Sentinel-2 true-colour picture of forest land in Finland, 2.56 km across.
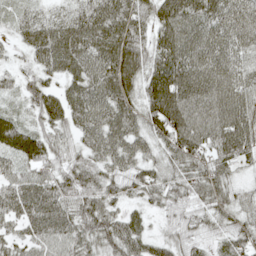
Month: May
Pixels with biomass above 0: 94%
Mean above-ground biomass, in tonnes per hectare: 62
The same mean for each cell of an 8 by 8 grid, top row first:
25 42 60 80 60 89 78 75
23 77 75 78 55 78 87 70
32 40 66 91 52 86 96 76
31 74 74 85 57 84 93 98
74 65 47 81 49 65 69 87
57 59 72 53 51 42 62 23
62 81 62 43 34 43 41 41
43 71 65 68 52 48 28 57
